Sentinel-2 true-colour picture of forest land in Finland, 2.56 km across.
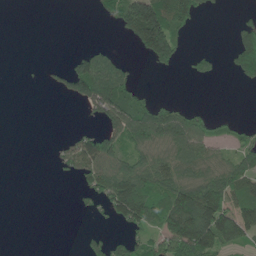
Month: June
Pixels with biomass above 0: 42%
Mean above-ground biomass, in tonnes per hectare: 59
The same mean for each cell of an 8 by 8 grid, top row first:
0 0 0 45 240 151 16 10
0 0 13 15 88 104 8 93
0 12 142 110 4 0 27 39
0 0 11 99 118 59 27 2
0 2 74 85 117 116 100 46
0 1 55 124 105 97 88 103
0 0 13 79 153 156 208 119
0 0 11 46 51 160 169 91
